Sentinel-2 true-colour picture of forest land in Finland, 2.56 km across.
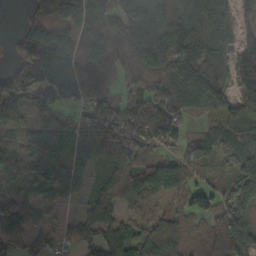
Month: October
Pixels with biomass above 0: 81%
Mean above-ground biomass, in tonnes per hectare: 79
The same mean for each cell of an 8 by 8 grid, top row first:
5 101 129 96 116 124 90 45
53 166 112 75 148 108 72 67
134 145 124 42 74 84 94 78
70 102 51 76 116 97 31 73
40 98 93 109 127 73 35 47
50 78 75 69 100 87 27 61
85 31 33 70 30 37 76 70
61 52 72 76 64 66 75 98
